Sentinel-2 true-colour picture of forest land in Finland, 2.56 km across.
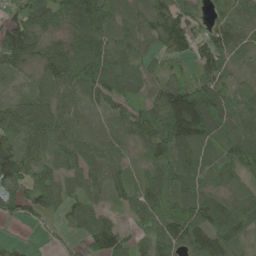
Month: June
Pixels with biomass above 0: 91%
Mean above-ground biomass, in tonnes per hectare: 78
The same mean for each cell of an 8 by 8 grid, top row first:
66 86 138 87 80 94 40 56
129 80 109 88 46 77 96 57
25 77 113 93 56 60 94 24
80 93 63 54 69 192 180 69
68 87 74 67 64 118 86 96
90 80 64 65 55 98 75 59
57 57 61 35 76 97 121 78
17 11 37 99 46 102 125 64
